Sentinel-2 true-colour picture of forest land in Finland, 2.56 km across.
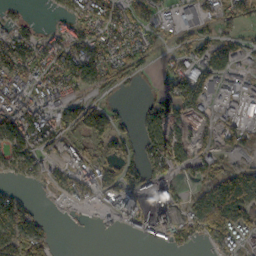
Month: October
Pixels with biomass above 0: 65%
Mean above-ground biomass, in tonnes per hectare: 63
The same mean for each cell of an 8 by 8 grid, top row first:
29 16 86 82 65 34 41 71
113 89 95 80 44 41 74 49
101 89 95 55 10 80 72 51
117 88 66 53 56 86 36 39
92 64 35 61 73 91 36 47
47 48 76 62 90 48 60 106
65 5 18 67 68 90 148 115
92 39 0 2 32 67 59 53
